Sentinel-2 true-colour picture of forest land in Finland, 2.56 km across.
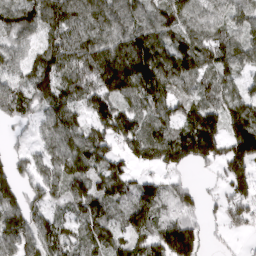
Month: March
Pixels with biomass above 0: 87%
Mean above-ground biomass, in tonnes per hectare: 110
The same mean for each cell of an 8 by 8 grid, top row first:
112 135 126 128 106 115 96 84
80 112 142 145 167 139 136 110
88 138 138 175 172 132 93 72
95 102 79 142 109 86 145 152
24 81 124 94 152 173 175 190
68 96 96 131 58 52 22 135
128 75 84 79 127 96 35 116
128 122 92 108 100 170 39 19
